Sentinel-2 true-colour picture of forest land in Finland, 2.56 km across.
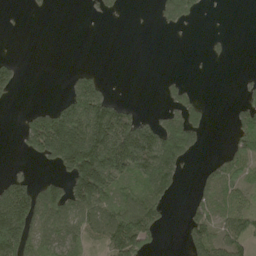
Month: May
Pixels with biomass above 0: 44%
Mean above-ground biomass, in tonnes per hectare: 63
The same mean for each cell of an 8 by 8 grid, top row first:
1 2 1 10 0 73 3 0
0 0 0 0 0 0 6 0
37 0 51 3 0 11 0 11
5 87 158 122 13 56 21 56
13 206 247 185 186 128 4 78
28 26 178 135 104 63 40 78
170 127 111 91 154 3 71 85
196 83 63 127 113 3 123 72
